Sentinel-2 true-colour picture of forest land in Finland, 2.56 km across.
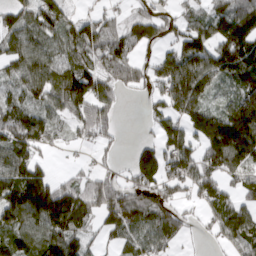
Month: March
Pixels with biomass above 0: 76%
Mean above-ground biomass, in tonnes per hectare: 88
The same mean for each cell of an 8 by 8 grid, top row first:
73 95 39 35 68 49 63 120
85 66 98 107 56 62 90 144
65 90 121 97 67 157 102 84
94 69 78 75 16 119 113 218
106 57 27 27 41 98 135 236
109 54 31 40 109 83 99 83
151 165 117 138 110 58 77 97
78 113 76 35 74 48 15 121
